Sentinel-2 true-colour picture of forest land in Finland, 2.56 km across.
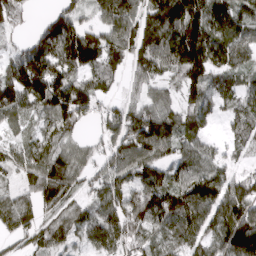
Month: March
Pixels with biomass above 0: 87%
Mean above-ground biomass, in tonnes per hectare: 108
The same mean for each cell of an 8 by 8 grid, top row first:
86 54 62 109 108 164 143 86
63 155 179 119 120 172 105 88
168 217 112 74 71 65 90 68
104 126 144 86 138 97 70 70
54 95 47 105 169 106 51 45
56 148 85 116 130 85 133 75
123 78 70 120 180 161 142 172
64 99 73 110 99 84 106 204
